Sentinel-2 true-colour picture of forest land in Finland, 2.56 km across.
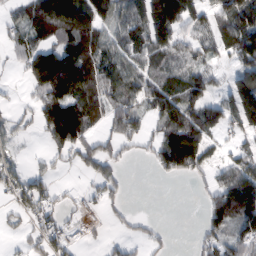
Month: February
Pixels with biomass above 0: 63%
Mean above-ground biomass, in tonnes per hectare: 64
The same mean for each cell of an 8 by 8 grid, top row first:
36 149 140 88 98 119 61 131
41 80 107 73 83 86 51 95
7 91 131 92 75 70 62 72
20 98 110 86 63 110 82 129
28 36 77 46 30 134 54 31
49 35 17 50 0 41 37 130
35 41 29 24 0 0 52 141
11 62 18 15 27 3 41 62
